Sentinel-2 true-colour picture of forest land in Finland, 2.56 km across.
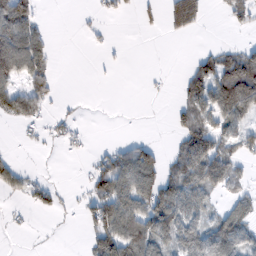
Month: February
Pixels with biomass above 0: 43%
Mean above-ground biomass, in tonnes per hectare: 42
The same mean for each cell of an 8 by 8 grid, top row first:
129 4 3 19 17 50 10 35
116 36 1 7 0 0 11 31
65 50 0 1 3 9 79 132
65 21 5 0 0 29 76 81
4 13 13 13 33 31 88 50
34 4 4 92 94 64 101 29
20 33 13 98 78 99 41 50
1 13 12 104 104 94 92 76
